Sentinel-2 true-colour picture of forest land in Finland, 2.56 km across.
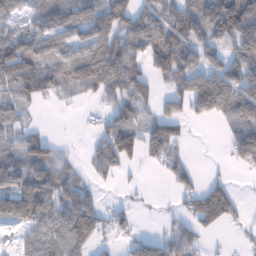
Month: January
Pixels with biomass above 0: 66%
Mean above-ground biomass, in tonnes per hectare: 71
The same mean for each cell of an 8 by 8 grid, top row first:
43 78 63 66 80 116 126 186
132 87 89 98 94 145 79 91
125 89 91 104 65 78 108 102
54 1 12 60 42 53 84 121
53 55 5 114 85 66 1 90
91 94 35 39 6 64 19 7
151 93 110 38 8 25 142 38
71 66 81 25 37 75 18 11
